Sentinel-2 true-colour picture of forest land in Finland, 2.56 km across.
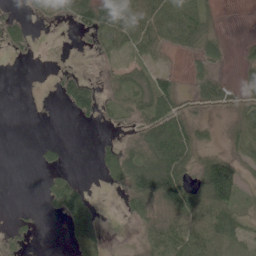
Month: June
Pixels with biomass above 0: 54%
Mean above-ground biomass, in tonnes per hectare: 38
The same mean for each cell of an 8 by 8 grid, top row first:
23 13 69 79 85 115 36 0
30 1 6 48 47 43 44 11
0 4 42 16 46 34 45 15
0 1 40 20 51 60 18 28
0 23 0 16 54 104 15 36
0 21 16 38 97 104 108 67
4 22 122 0 37 64 83 43
27 0 51 3 30 83 79 46
